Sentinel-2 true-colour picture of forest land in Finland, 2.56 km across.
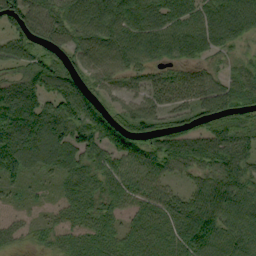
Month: September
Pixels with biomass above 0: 88%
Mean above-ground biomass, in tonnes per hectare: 76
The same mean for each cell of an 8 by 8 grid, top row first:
83 85 94 121 104 97 101 125
67 52 69 100 113 102 80 30
61 97 58 48 44 53 55 55
115 94 103 60 73 58 83 73
148 101 98 109 86 88 92 78
60 26 84 73 75 44 70 97
14 15 63 52 60 65 116 103
29 26 48 54 61 82 118 92
